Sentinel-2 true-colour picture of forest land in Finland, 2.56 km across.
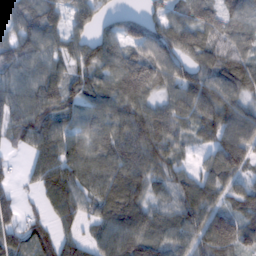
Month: February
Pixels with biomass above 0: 88%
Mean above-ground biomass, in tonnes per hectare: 77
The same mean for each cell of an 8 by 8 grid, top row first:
76 101 69 37 52 52 69 65
99 79 72 84 85 84 71 66
82 93 68 85 109 88 92 90
90 84 72 80 75 74 99 90
39 103 77 82 94 54 47 112
19 100 84 91 78 64 66 65
50 53 53 95 82 86 92 57
73 81 58 101 100 66 95 86
